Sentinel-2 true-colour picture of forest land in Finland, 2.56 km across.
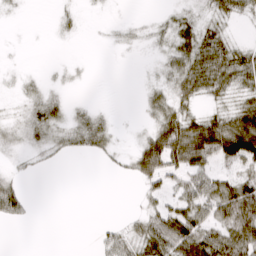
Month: March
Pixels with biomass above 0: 53%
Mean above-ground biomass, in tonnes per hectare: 27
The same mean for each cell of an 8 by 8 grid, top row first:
2 1 8 2 3 15 20 22
1 0 0 6 7 30 51 26
6 6 3 0 4 37 58 39
7 39 15 6 13 43 27 60
17 26 28 17 44 92 106 112
14 1 0 4 42 36 42 46
36 0 0 0 17 45 50 87
0 0 0 28 54 83 80 77
